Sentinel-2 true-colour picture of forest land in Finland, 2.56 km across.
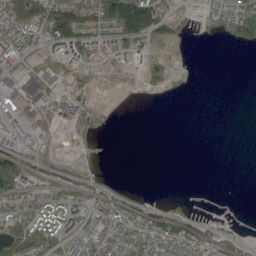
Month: May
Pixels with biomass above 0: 50%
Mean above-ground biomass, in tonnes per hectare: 43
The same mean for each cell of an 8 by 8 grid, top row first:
109 137 97 144 144 50 31 84
69 58 89 61 45 16 1 24
19 44 29 20 50 17 0 0
37 38 60 14 0 0 0 0
45 13 14 1 0 0 0 0
105 37 32 4 0 0 0 0
82 80 65 64 44 31 3 0
116 97 60 72 93 107 59 23
